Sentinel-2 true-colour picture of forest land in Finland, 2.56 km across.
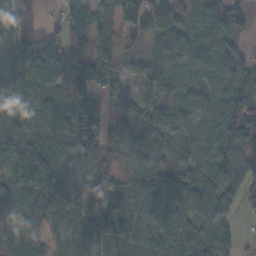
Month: November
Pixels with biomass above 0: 86%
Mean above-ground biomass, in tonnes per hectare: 71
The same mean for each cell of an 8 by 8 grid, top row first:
46 14 90 47 94 95 89 52
93 69 74 37 33 78 85 33
70 89 141 46 47 86 72 71
54 81 140 30 55 44 72 98
54 67 117 58 99 48 83 125
65 109 66 28 87 59 87 92
56 106 52 77 82 78 120 45
55 35 35 81 88 84 84 27
